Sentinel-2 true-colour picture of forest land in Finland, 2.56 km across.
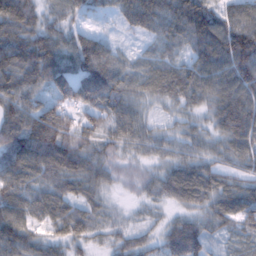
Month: February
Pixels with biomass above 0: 95%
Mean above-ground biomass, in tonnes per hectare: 76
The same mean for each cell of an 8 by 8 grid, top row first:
114 48 37 27 86 83 87 91
100 91 92 48 16 42 121 134
97 101 119 124 58 83 100 116
102 103 81 91 39 37 53 123
117 146 92 64 62 55 51 87
103 97 99 43 41 97 90 60
90 93 67 18 19 43 68 91
93 51 53 33 38 89 60 36
